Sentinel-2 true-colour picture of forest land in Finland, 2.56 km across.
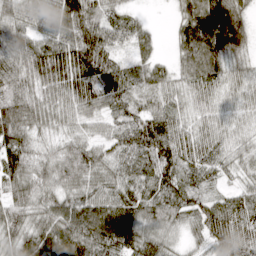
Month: April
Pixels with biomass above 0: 94%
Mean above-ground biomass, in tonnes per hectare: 74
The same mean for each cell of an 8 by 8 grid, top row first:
65 71 110 48 16 39 106 94
79 89 119 63 35 45 122 87
96 99 107 111 70 54 76 55
120 64 55 54 61 54 49 41
90 37 57 56 103 85 68 41
88 63 83 67 90 92 48 35
74 64 99 109 91 78 76 81
69 79 107 101 92 35 65 90
